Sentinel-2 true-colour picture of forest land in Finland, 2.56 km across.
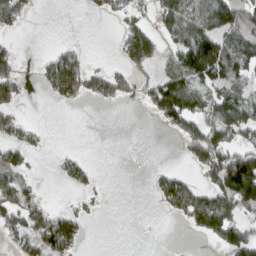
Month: March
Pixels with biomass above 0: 42%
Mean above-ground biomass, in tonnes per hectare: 56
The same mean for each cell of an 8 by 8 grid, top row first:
83 0 1 28 38 87 100 97
26 9 19 8 134 63 122 84
77 69 119 80 39 102 90 54
48 0 4 1 11 114 93 99
69 9 1 0 0 10 146 82
78 2 50 0 2 57 56 228
109 45 22 1 0 79 158 89
54 138 52 0 1 1 25 106
